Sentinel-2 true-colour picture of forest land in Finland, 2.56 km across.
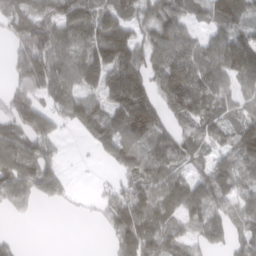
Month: March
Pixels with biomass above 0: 76%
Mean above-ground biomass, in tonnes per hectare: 86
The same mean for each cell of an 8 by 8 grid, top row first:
100 96 113 102 67 92 64 103
63 118 89 156 85 98 79 140
57 117 108 116 107 122 94 106
110 85 120 104 149 83 78 51
97 89 16 121 100 97 61 92
103 123 1 24 96 85 90 76
68 16 12 82 119 109 114 80
17 0 0 43 139 88 88 65
